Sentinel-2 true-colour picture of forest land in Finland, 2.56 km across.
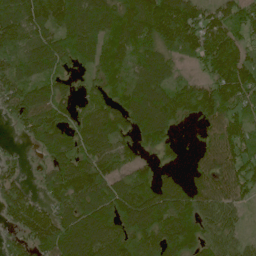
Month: June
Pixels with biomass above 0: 85%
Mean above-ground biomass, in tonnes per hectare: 99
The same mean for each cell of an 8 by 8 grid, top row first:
142 148 129 116 168 173 89 81
94 110 111 95 93 88 123 83
105 88 31 81 96 53 78 138
81 117 63 95 129 105 101 79
14 96 97 101 74 43 57 96
64 62 150 98 64 42 95 118
112 77 109 117 150 133 100 54
60 131 165 141 127 136 91 52
